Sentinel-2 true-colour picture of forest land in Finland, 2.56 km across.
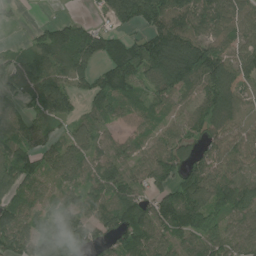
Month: July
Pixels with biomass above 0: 86%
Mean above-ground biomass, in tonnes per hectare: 102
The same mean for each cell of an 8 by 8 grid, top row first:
28 3 20 115 155 154 130 98
26 140 200 137 133 163 134 85
126 139 77 118 94 163 124 100
105 118 49 82 76 49 84 54
101 79 100 58 54 96 81 84
129 79 92 133 94 88 113 76
115 64 108 138 94 158 137 104
124 123 108 96 126 91 108 103
